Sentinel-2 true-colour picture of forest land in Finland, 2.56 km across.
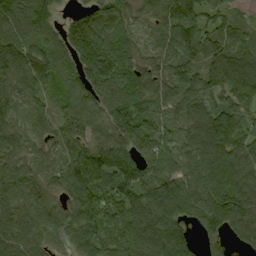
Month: September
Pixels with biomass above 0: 94%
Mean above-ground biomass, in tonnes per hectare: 102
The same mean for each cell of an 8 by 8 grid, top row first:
118 90 64 96 66 152 86 47
136 90 144 114 55 115 111 96
113 104 95 126 97 108 119 110
62 75 112 123 101 73 95 84
84 67 79 122 125 87 120 98
97 74 115 111 99 96 136 142
81 105 132 143 112 126 147 160
103 62 106 98 112 116 53 56
